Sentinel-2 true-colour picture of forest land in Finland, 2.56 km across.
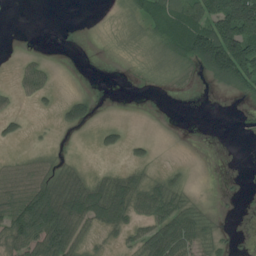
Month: July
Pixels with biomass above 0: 50%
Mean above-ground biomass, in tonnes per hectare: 39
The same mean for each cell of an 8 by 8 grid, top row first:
0 0 0 4 55 79 109 218
1 1 0 5 10 79 217 182
16 22 0 1 9 12 43 135
14 8 56 1 0 0 0 8
10 4 2 25 18 0 0 2
37 45 31 40 33 18 0 2
86 119 100 109 65 65 10 5
62 97 39 14 57 89 38 4
